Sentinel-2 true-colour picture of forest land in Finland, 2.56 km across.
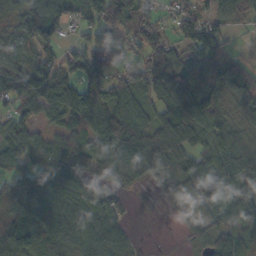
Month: October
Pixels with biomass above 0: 83%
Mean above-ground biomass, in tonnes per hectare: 69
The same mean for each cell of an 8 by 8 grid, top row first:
60 79 51 81 85 60 61 45
60 59 63 56 81 51 70 9
77 85 119 76 77 70 61 69
64 76 112 99 54 84 97 48
96 68 68 114 92 76 78 73
56 93 74 63 65 71 69 97
54 74 80 55 2 36 59 75
85 97 98 78 3 4 54 54
